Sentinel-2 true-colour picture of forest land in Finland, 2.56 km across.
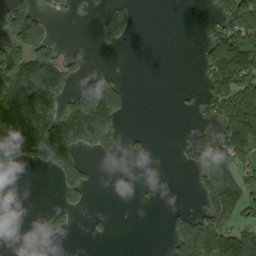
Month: September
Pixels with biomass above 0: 40%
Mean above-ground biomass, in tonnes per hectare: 67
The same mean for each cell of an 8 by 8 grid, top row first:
118 32 5 58 0 0 17 181
100 84 16 18 0 0 85 178
148 150 52 53 0 0 84 154
169 109 143 99 0 4 41 204
162 178 96 59 12 14 119 102
25 15 78 15 5 0 130 105
65 14 32 4 3 11 104 125
33 39 1 9 0 91 186 136
